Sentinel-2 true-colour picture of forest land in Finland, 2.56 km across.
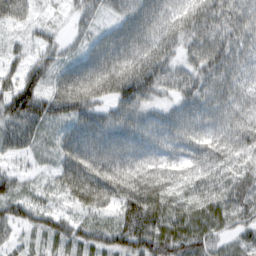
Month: February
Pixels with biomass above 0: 95%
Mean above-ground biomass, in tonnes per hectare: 70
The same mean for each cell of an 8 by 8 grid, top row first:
63 13 41 47 97 79 101 91
29 48 39 89 87 68 104 80
72 67 97 100 121 79 84 69
109 94 86 66 76 65 76 71
74 35 102 90 69 62 64 66
47 29 110 99 85 55 49 57
54 44 50 54 131 63 72 68
26 42 54 60 91 81 59 47
